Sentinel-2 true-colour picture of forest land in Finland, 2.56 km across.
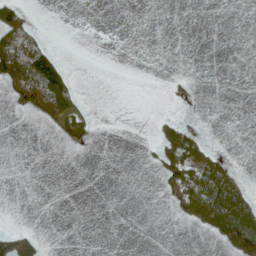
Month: May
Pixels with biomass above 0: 17%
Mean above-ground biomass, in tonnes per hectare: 19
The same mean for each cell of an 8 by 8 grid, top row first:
57 0 0 0 0 0 0 0
82 42 0 0 0 0 0 0
90 166 8 0 0 8 0 0
13 100 35 0 0 3 0 0
0 0 18 0 3 67 18 0
0 0 0 0 0 65 58 17
0 0 0 0 0 27 84 84
47 4 0 0 0 0 8 120
